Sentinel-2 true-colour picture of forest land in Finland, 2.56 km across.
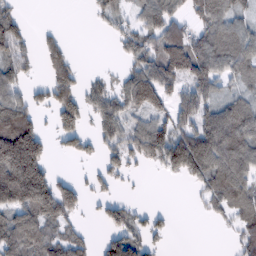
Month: February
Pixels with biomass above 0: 61%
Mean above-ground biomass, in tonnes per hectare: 79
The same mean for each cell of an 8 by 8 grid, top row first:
58 0 0 45 76 74 109 54
93 77 1 11 101 151 114 108
74 95 65 25 69 75 118 60
151 45 124 39 34 63 95 100
312 64 62 63 70 126 163 115
277 119 15 57 8 44 103 88
153 136 63 60 25 6 34 88
109 95 55 71 67 3 0 77
